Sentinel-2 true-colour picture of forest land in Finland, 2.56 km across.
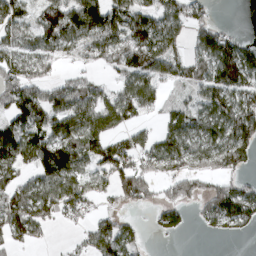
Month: March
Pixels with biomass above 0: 70%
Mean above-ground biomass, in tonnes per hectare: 77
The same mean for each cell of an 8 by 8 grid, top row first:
77 111 140 110 94 93 44 0
79 63 66 84 115 63 111 85
109 67 45 33 91 62 91 116
99 123 112 135 47 58 91 110
114 135 102 88 63 83 86 105
68 125 79 99 88 69 58 49
89 90 70 24 32 73 73 110
49 17 22 90 21 15 5 11
